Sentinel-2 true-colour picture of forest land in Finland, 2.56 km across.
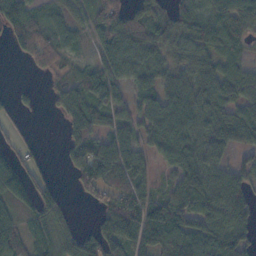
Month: November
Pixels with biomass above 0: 77%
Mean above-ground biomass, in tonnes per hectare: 67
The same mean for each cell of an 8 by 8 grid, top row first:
106 54 43 102 57 62 71 76
43 75 26 72 76 66 74 42
2 16 72 78 51 75 75 72
29 10 92 68 64 91 73 61
42 5 69 77 51 93 67 60
83 29 83 74 46 48 65 58
52 78 9 105 116 104 79 86
75 60 82 97 97 107 119 77
